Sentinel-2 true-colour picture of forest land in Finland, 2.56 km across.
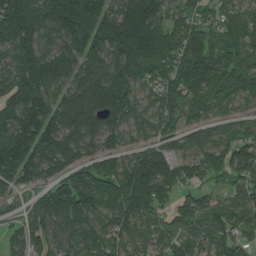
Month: July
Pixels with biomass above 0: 94%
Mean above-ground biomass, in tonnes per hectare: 143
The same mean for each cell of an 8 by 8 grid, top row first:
223 169 273 182 238 89 83 91
133 102 146 160 236 201 193 125
127 164 155 163 106 187 215 145
161 191 240 171 84 119 83 62
216 166 136 80 109 100 126 93
148 97 143 193 276 161 100 100
40 172 171 161 183 119 99 119
89 124 127 132 86 94 108 99
